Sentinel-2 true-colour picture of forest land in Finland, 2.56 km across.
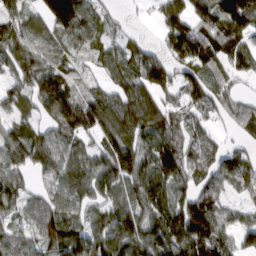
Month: March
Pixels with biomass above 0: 86%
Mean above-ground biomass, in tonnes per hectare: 94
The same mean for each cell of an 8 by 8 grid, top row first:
89 126 123 33 8 109 103 185
98 87 62 55 59 93 103 84
68 135 53 66 120 89 81 40
74 95 159 129 146 65 67 70
98 114 72 120 100 103 57 31
63 59 107 136 138 123 79 107
69 82 72 83 126 143 115 54
65 92 107 128 133 136 177 72
